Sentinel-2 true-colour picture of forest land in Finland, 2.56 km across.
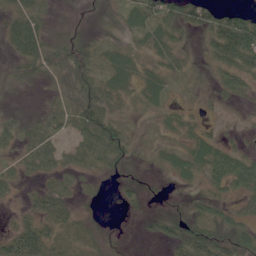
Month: June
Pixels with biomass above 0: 72%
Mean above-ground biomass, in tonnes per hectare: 27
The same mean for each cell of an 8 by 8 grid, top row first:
32 15 5 8 45 53 44 35
30 35 24 17 19 21 25 82
17 24 42 35 30 12 19 38
14 24 49 35 14 11 10 8
28 41 39 58 11 16 34 14
24 31 25 16 11 19 36 63
10 41 14 3 14 9 27 25
44 36 26 9 7 41 64 42
